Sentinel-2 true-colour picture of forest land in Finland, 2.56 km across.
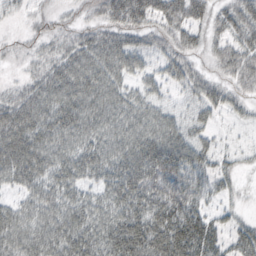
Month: October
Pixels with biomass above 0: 82%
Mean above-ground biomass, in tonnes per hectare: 45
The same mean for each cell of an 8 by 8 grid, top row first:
15 19 18 44 53 59 41 56
9 24 48 54 36 35 27 49
10 51 60 47 29 38 36 40
63 56 57 55 46 29 35 16
76 56 50 53 58 56 29 7
54 51 45 49 67 66 38 16
37 52 51 53 63 72 32 12
55 60 63 64 80 83 63 43
